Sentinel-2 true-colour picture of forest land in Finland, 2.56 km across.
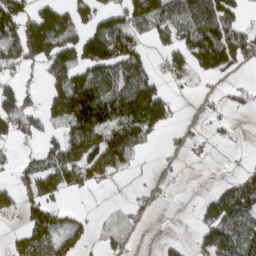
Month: March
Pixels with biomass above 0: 53%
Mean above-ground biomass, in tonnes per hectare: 68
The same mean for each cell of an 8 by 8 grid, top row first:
101 101 74 79 126 98 139 54
94 162 142 151 42 77 188 115
32 58 92 92 98 34 33 8
91 76 198 150 182 22 8 14
36 38 123 117 48 9 12 5
35 82 92 57 2 2 0 17
46 89 10 10 15 0 50 114
31 84 47 45 3 10 70 129
